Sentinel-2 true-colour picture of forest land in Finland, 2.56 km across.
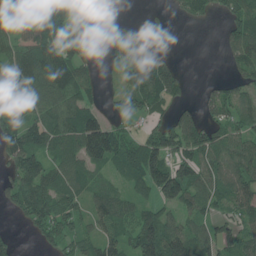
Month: June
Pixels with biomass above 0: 73%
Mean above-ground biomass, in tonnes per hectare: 81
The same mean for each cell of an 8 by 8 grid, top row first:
134 180 73 9 18 18 38 80
82 141 63 71 122 22 0 109
98 145 99 16 166 90 10 66
86 94 118 30 52 44 45 74
117 98 127 156 105 105 110 78
98 100 78 37 108 123 75 92
58 109 59 94 51 66 61 82
27 56 65 72 150 105 69 88
